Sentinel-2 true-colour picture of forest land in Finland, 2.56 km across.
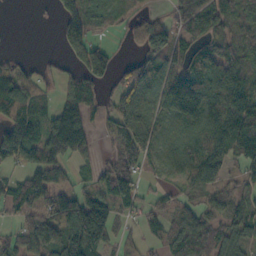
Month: October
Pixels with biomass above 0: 73%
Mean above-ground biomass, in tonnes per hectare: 72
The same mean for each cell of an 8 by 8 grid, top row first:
0 6 89 47 45 49 79 49
1 0 104 31 96 69 68 64
94 31 75 61 121 148 106 81
98 58 118 71 106 90 98 98
143 139 129 25 109 36 92 89
48 84 25 83 27 33 65 40
69 96 134 85 37 43 51 50
56 125 126 47 35 80 81 55
